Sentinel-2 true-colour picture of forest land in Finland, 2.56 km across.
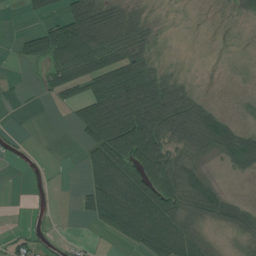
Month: July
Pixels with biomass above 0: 55%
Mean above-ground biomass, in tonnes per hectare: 52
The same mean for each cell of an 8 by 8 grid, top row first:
1 38 105 53 18 3 1 12
19 89 146 90 41 1 0 3
5 35 77 102 111 39 1 3
7 2 68 183 155 109 54 8
11 0 25 145 135 62 80 81
1 7 11 126 97 91 39 19
0 9 24 130 125 87 77 39
29 10 10 24 98 120 20 12
